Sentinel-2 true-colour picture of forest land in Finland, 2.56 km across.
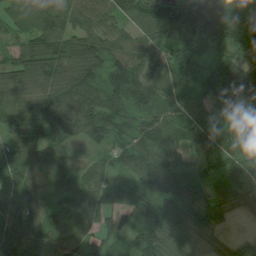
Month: July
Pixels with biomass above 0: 95%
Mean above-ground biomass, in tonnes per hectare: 83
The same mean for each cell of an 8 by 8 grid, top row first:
65 97 88 66 56 129 126 38
67 146 137 102 73 121 77 28
119 158 148 118 116 75 100 114
68 92 114 122 104 87 51 45
76 109 46 71 90 71 60 49
92 96 59 36 96 107 49 75
114 47 73 58 59 73 95 48
100 62 62 59 95 70 33 20
